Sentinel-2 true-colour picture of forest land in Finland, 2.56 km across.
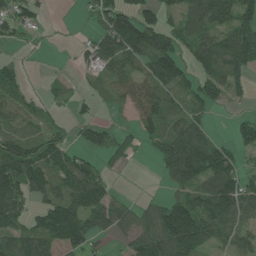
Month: June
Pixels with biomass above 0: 68%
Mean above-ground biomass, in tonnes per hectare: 70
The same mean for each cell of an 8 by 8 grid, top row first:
71 12 6 103 71 45 92 90
15 2 18 105 112 80 104 122
69 15 15 58 70 89 89 52
64 29 20 13 65 54 45 15
86 83 37 63 30 124 97 58
142 94 121 29 0 101 103 76
87 80 125 104 42 113 112 90
93 88 110 22 108 145 67 58
